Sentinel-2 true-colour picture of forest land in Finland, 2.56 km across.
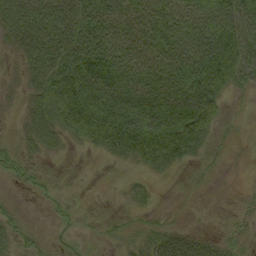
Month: September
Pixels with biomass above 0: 70%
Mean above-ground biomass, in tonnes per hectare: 47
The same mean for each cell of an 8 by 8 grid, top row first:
80 89 68 72 63 61 75 88
39 73 83 79 68 85 96 85
16 63 95 80 61 67 98 47
12 73 118 113 97 107 79 5
17 46 24 66 93 99 29 5
15 9 2 4 14 13 11 1
7 5 9 4 18 4 1 4
24 8 9 14 33 49 24 14
